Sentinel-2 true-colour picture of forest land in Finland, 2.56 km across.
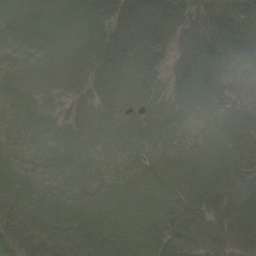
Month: June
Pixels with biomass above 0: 58%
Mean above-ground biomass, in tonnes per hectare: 22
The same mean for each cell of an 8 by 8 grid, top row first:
3 8 20 61 79 75 71 90
0 1 11 40 44 49 62 48
0 2 9 19 15 21 21 1
0 1 5 7 6 3 3 5
0 0 0 1 1 0 2 23
3 0 0 0 1 12 18 23
26 12 2 1 5 21 42 53
49 39 30 23 26 52 64 70
